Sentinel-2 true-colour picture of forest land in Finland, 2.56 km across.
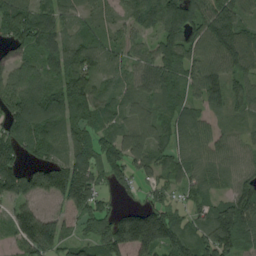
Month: August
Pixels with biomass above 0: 89%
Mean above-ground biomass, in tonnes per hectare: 95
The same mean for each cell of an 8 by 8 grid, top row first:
104 107 55 38 108 144 134 97
78 97 106 51 52 119 111 166
99 73 107 50 79 81 103 90
138 160 119 64 87 76 56 52
124 123 99 99 108 69 75 47
140 139 135 79 56 62 66 72
81 34 109 48 91 56 76 151
68 149 66 133 198 116 105 116
